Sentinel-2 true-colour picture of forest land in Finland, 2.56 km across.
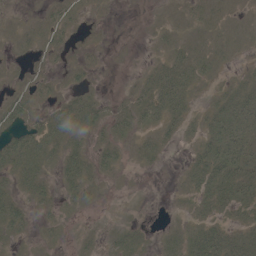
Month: May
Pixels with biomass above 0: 63%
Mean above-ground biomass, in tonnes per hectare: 16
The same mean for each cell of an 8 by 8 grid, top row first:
4 10 9 2 1 6 10 6
5 13 8 4 1 14 12 7
4 9 10 1 16 40 10 8
22 19 39 17 30 28 18 33
32 29 14 22 16 9 29 36
28 16 34 10 3 4 39 37
19 15 12 1 2 3 21 24
9 8 7 12 12 18 40 26
